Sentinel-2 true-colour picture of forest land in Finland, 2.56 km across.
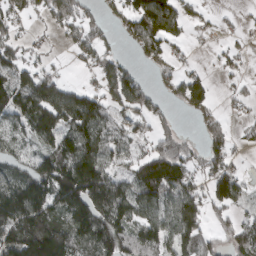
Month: March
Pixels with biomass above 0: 67%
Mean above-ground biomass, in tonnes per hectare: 82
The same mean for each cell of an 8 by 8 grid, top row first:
50 51 73 37 132 105 13 9
60 14 57 26 75 24 4 19
92 82 8 92 38 55 33 21
108 155 156 66 71 23 56 20
52 87 136 81 41 98 71 21
87 145 204 77 125 128 74 46
167 125 159 146 108 125 82 40
139 183 128 142 118 106 64 96
